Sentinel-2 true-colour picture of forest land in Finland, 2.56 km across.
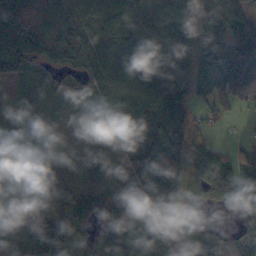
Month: October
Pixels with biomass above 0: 87%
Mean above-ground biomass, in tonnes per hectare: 77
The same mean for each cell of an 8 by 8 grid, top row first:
85 74 84 88 59 73 105 121
81 81 106 114 66 45 65 98
32 48 43 106 95 92 85 129
70 94 80 93 90 115 33 21
108 93 64 73 103 64 60 35
83 90 67 101 113 67 91 116
74 64 67 82 66 54 24 45
88 88 70 86 62 44 66 58
